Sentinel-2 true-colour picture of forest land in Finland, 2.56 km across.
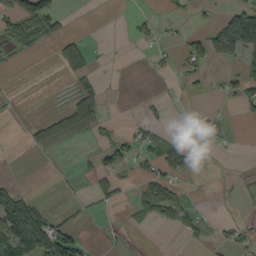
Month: September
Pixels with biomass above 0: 25%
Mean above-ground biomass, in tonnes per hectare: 23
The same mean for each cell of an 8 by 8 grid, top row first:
63 70 0 0 13 7 6 92
15 5 45 2 9 17 64 88
0 0 25 0 1 10 13 47
1 11 60 2 6 0 12 11
0 44 11 33 36 35 9 2
3 0 3 32 31 40 1 1
85 21 10 8 38 58 3 1
116 99 36 5 2 2 13 23
